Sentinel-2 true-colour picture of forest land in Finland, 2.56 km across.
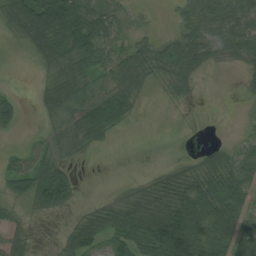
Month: August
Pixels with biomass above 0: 69%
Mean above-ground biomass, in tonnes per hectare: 46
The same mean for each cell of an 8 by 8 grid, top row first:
75 118 80 41 12 21 56 62
10 66 80 50 47 62 60 59
1 31 72 60 44 55 5 9
52 29 74 96 9 4 4 5
6 31 36 15 0 6 13 27
59 88 16 1 12 40 63 73
20 53 14 41 73 91 98 59
36 2 56 53 76 134 101 76
